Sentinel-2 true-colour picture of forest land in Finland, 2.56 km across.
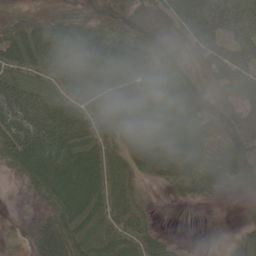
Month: June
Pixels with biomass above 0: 85%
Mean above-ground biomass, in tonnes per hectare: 49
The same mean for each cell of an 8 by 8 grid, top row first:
15 24 32 51 36 57 68 69
62 73 70 75 67 43 68 68
68 53 69 72 82 75 40 57
74 70 50 59 84 68 64 48
74 77 68 26 68 69 43 74
14 65 68 34 27 42 53 55
1 26 62 36 19 3 8 5
12 50 43 37 37 10 1 25
